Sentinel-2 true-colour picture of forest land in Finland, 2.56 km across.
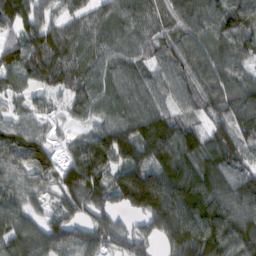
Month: February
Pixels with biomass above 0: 93%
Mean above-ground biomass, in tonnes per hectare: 97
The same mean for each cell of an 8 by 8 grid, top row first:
104 67 72 83 76 92 104 125
88 133 86 68 63 93 106 100
64 82 77 78 83 92 98 94
60 50 59 74 109 68 77 119
103 62 82 126 125 147 88 89
76 78 169 93 156 145 134 97
88 50 96 70 134 185 138 120
105 95 86 74 72 133 142 133
